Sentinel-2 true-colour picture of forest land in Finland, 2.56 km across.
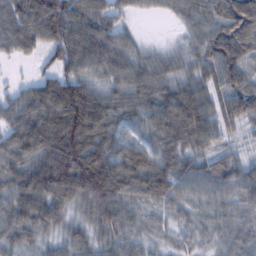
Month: February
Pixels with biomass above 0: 94%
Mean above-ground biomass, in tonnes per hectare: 78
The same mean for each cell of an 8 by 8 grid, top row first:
96 152 116 70 19 36 68 76
62 72 114 88 30 26 80 67
13 65 96 66 83 71 74 73
73 114 156 79 71 108 87 91
79 125 152 81 58 89 66 23
92 164 188 107 64 79 82 77
92 99 57 113 46 46 51 56
65 40 55 60 41 32 40 53
